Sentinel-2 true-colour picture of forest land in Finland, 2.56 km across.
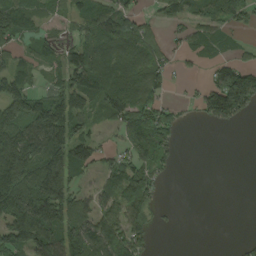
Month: August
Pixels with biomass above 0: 63%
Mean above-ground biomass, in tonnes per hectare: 80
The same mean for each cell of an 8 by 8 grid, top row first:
138 47 80 118 37 62 82 63
58 45 83 92 85 26 59 19
87 27 124 92 87 17 46 176
122 170 97 82 105 40 114 111
214 189 95 20 121 45 0 0
209 179 52 80 93 12 0 0
185 207 62 85 81 5 0 0
120 149 135 138 52 0 0 9
